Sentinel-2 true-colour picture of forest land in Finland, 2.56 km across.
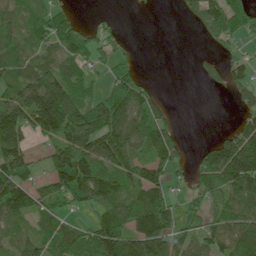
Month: June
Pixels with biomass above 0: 66%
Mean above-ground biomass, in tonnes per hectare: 94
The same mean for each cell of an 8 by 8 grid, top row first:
56 69 17 16 1 9 132 109
81 67 74 52 2 0 19 31
102 149 77 69 48 0 40 68
151 234 166 183 117 17 0 58
131 61 174 173 91 88 53 232
152 96 205 148 110 47 132 215
135 83 65 114 146 63 66 99
64 87 117 191 189 94 84 113
